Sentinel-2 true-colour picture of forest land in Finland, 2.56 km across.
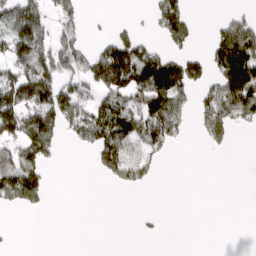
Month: March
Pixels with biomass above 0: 40%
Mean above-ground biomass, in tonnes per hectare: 62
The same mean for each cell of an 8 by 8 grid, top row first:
119 62 39 7 8 93 2 37
116 110 70 104 61 46 48 144
132 132 93 148 150 147 61 194
143 155 114 132 159 88 113 87
96 101 39 129 111 25 27 1
116 33 0 47 45 0 0 0
36 11 0 0 1 0 0 0
1 0 0 0 5 0 0 0
